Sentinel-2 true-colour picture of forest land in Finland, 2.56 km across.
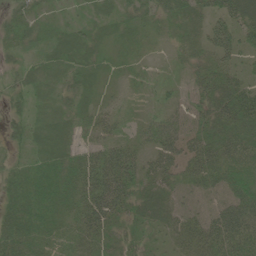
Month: June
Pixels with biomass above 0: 84%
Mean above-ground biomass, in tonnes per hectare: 27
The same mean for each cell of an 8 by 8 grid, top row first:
26 11 8 15 23 24 31 46
22 16 24 9 7 11 27 33
14 14 23 9 9 8 29 28
17 14 23 18 7 17 36 53
15 22 20 32 20 32 37 48
24 35 41 60 37 27 40 44
34 30 41 49 33 28 23 55
40 27 29 21 18 23 46 57
